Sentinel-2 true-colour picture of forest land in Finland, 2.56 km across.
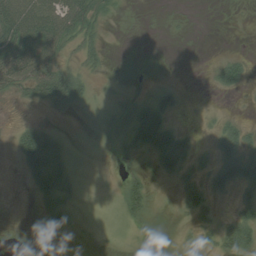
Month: August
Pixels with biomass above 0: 48%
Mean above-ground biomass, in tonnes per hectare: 20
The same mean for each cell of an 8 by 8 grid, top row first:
69 51 49 6 1 3 0 0
60 36 29 3 1 0 0 1
46 73 36 12 7 3 5 24
1 10 11 22 41 16 3 3
24 49 7 16 40 47 7 42
3 57 11 2 18 26 24 47
0 41 7 7 31 9 26 21
5 5 1 3 5 7 19 47
